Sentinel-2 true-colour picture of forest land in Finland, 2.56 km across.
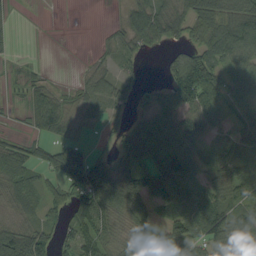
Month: September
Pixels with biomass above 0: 73%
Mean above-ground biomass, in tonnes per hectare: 54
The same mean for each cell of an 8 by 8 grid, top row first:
12 1 0 6 90 56 115 104
11 1 0 31 40 27 78 95
21 22 18 44 17 79 103 65
15 93 24 36 34 77 84 47
38 55 36 33 110 75 39 54
75 47 115 90 70 57 50 64
36 41 75 80 59 64 83 63
78 60 87 49 53 64 77 51
